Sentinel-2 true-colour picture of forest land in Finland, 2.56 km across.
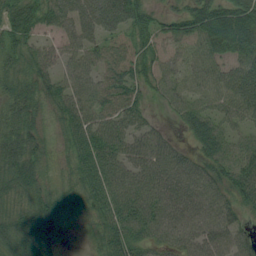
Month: August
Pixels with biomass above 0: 90%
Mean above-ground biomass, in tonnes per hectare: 53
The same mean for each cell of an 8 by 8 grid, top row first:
62 59 66 69 49 41 84 92
52 30 53 39 47 36 56 75
52 45 58 55 42 48 43 59
54 32 64 55 35 32 50 46
61 27 61 67 60 28 72 42
56 24 51 69 68 78 59 70
31 34 25 62 68 72 66 46
63 43 8 59 51 55 65 46
